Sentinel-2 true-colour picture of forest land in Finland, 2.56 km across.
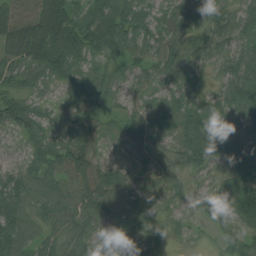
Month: August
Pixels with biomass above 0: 94%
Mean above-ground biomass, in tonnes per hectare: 54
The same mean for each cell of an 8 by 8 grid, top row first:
74 122 51 83 35 35 50 32
82 143 84 71 38 42 49 37
44 45 43 34 29 45 30 71
79 26 48 22 48 61 49 63
28 55 69 26 47 54 86 83
53 55 88 57 41 40 37 56
65 62 65 54 35 33 42 86
66 49 61 38 60 21 11 47
